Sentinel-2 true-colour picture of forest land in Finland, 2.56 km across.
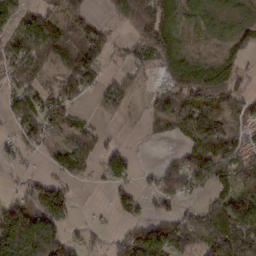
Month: February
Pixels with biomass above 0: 70%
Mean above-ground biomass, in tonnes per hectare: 71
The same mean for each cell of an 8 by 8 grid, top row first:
56 68 68 29 105 109 35 28
66 114 111 35 64 106 12 62
69 44 117 41 20 116 127 63
65 91 29 48 25 115 125 59
46 43 78 20 5 16 123 76
9 45 47 68 18 96 105 107
93 116 10 31 43 41 69 105
157 186 37 47 127 112 92 164
